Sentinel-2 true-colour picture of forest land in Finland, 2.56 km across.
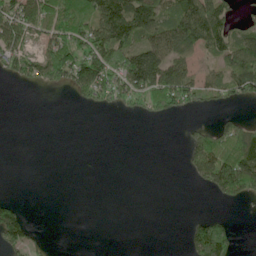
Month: June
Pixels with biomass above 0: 42%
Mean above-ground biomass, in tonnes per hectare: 57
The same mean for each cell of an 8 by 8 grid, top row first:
107 92 114 170 154 98 156 26
102 72 89 168 101 117 82 122
48 76 121 88 148 119 48 111
0 0 5 17 30 49 21 11
0 0 0 0 0 0 115 138
0 0 0 0 0 0 121 228
56 0 0 0 0 0 1 11
77 7 0 0 0 0 197 12
